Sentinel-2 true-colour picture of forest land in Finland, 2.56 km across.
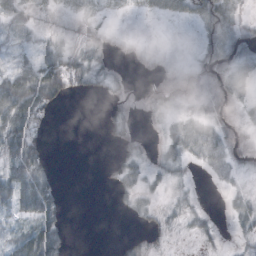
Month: October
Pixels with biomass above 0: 48%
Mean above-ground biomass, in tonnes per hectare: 18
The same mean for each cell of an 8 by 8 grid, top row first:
27 10 25 13 11 26 46 19
36 27 25 7 2 0 24 14
62 71 28 11 1 9 19 24
59 21 0 10 4 7 14 15
49 10 0 9 6 24 35 19
53 20 0 8 15 9 6 7
37 37 0 2 11 9 3 15
33 42 0 1 8 2 7 7
